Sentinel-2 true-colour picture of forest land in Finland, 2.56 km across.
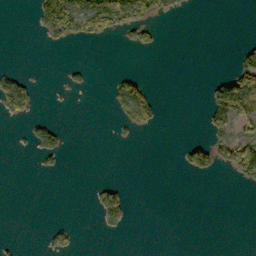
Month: October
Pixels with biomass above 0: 15%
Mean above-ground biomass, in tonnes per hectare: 22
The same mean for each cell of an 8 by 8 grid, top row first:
0 105 118 142 73 16 0 0
0 9 2 0 27 0 0 21
37 1 9 15 25 0 12 111
39 1 0 18 70 0 52 97
1 49 0 5 1 2 54 84
0 5 0 0 0 3 25 45
0 0 0 72 0 0 0 0
3 25 7 1 0 0 0 0
